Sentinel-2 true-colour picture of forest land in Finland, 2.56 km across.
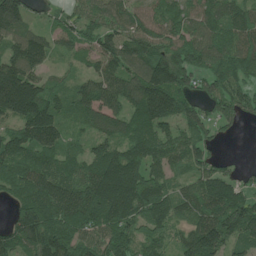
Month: June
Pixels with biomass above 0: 91%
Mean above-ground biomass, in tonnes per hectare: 132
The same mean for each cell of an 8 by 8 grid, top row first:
182 33 102 134 105 139 136 130
130 112 76 141 164 186 168 151
226 71 58 126 164 183 127 146
179 153 88 103 144 136 89 126
130 166 60 124 149 124 99 3
114 155 141 218 160 63 119 50
89 185 188 204 158 112 157 161
143 178 132 165 116 81 194 124
